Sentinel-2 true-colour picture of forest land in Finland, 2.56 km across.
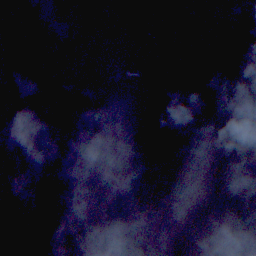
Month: November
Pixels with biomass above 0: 63%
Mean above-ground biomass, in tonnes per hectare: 71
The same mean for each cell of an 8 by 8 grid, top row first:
56 11 15 109 109 118 42 56
41 24 0 67 62 84 87 42
2 0 44 92 84 121 158 82
0 0 100 93 85 94 119 99
43 0 1 107 96 99 106 92
81 2 38 67 81 74 93 73
46 62 69 105 114 106 91 144
73 106 85 104 89 107 32 71
